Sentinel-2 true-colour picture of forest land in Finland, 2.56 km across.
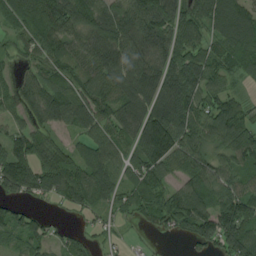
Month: August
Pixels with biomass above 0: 86%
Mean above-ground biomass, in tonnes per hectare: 86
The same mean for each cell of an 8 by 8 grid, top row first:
70 129 138 100 144 101 98 97
35 81 72 122 115 90 58 90
46 67 70 108 124 101 90 28
53 103 116 88 121 132 101 77
97 82 45 79 141 139 94 119
136 117 79 81 88 57 96 74
48 15 52 47 62 99 104 125
47 52 42 19 7 20 97 146
